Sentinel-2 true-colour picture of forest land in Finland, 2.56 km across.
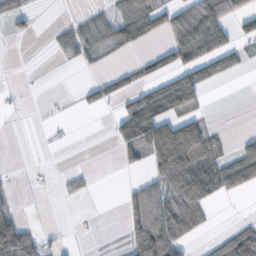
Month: October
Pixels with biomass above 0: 38%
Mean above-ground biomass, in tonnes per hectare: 32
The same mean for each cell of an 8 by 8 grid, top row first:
27 0 9 29 56 44 75 41
0 3 43 30 14 56 59 21
0 0 3 25 31 59 32 3
1 2 9 11 93 63 9 0
0 3 0 16 90 127 62 17
2 2 12 0 23 104 70 69
16 0 1 0 101 90 36 0
115 15 1 1 103 68 14 75
